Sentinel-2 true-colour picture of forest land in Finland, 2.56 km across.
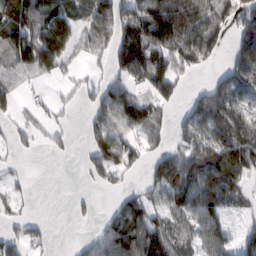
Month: February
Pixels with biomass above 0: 64%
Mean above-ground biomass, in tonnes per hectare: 74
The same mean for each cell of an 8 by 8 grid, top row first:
113 111 101 146 132 158 124 108
128 188 55 88 160 128 117 106
62 33 30 56 77 82 29 103
44 26 19 99 96 33 119 75
31 25 10 101 62 48 98 112
19 0 9 56 33 137 113 74
27 0 15 33 73 81 97 33
47 19 21 100 127 80 77 45
